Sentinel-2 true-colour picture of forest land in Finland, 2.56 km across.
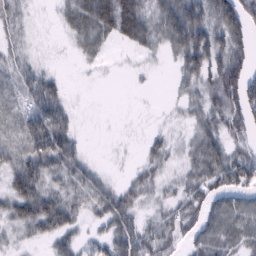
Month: February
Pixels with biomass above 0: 72%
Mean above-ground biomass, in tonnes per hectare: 37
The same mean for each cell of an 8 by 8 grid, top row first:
27 2 46 68 46 77 56 66
20 1 21 11 23 46 63 40
30 29 1 1 4 19 49 76
29 78 5 0 1 11 48 63
37 86 19 2 16 20 51 37
57 45 38 8 39 25 56 66
50 67 31 64 27 39 58 57
18 32 29 54 61 41 59 43
